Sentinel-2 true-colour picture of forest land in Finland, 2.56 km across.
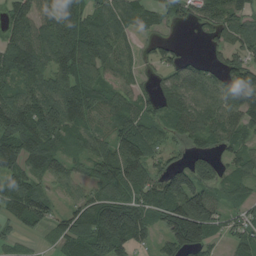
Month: August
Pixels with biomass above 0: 83%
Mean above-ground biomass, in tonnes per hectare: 85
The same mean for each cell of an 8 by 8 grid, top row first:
72 101 92 90 80 45 78 87
97 109 138 85 29 42 23 77
79 77 120 58 25 86 67 107
129 121 113 82 68 111 90 96
133 124 63 80 102 34 60 61
81 67 46 98 89 92 97 78
104 72 78 158 99 157 119 53
29 22 109 145 52 127 93 60
